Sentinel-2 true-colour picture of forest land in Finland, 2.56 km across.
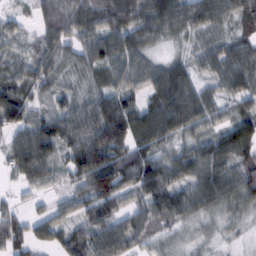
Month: February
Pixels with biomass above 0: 93%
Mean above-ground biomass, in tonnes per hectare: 72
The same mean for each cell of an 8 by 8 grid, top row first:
23 106 98 107 85 93 79 77
31 67 64 82 58 17 48 63
60 65 35 62 69 94 42 75
81 57 84 118 85 118 74 51
65 92 117 156 78 48 73 95
35 54 86 136 120 76 100 90
32 31 69 81 70 88 72 48
69 50 79 104 51 32 22 9
